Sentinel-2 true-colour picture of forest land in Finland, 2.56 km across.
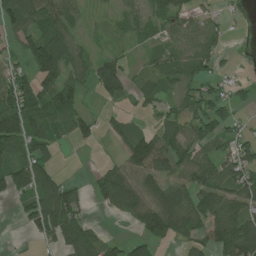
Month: July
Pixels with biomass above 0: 68%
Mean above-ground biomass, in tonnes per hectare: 59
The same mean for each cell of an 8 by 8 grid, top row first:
84 84 29 17 36 65 38 12
35 132 34 15 18 55 72 6
97 69 45 99 32 57 44 21
153 89 47 15 18 39 63 18
87 64 26 18 99 78 54 62
100 76 4 75 64 56 83 85
20 135 65 60 76 86 94 84
5 49 99 29 57 47 64 146
